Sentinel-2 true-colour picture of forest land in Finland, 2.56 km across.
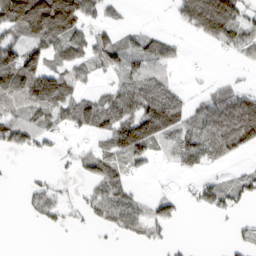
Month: March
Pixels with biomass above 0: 56%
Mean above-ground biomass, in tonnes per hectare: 58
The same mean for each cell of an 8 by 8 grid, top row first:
168 130 86 24 0 33 160 85
93 77 71 77 66 27 15 79
142 124 51 35 90 21 13 17
64 93 86 99 123 88 82 134
69 31 16 82 120 72 98 102
1 12 31 88 21 16 22 32
2 68 30 96 45 48 49 27
0 0 1 9 44 12 0 24
